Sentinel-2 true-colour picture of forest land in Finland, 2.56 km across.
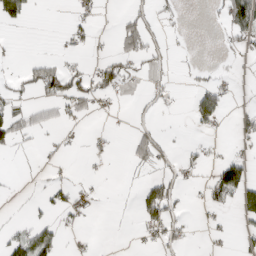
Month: March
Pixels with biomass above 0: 24%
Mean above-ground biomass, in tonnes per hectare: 21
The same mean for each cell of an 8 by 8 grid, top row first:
46 0 19 3 34 11 5 60
5 1 15 13 51 6 0 22
15 66 43 53 16 11 15 7
36 19 26 12 11 4 68 16
23 5 4 5 40 9 9 12
3 7 4 1 13 24 15 72
2 24 25 2 57 31 19 47
42 47 7 1 14 26 7 14
